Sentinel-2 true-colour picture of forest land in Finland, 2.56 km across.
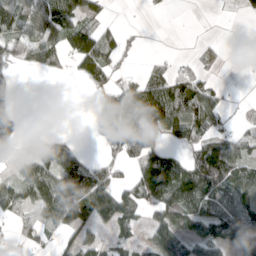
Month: April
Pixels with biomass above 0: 57%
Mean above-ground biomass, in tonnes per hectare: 59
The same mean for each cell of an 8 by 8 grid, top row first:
92 105 86 13 6 2 1 10
67 87 110 65 9 1 16 0
11 7 37 51 50 65 26 1
45 0 0 103 123 107 89 8
42 42 22 67 119 37 78 53
40 100 126 67 78 114 150 80
62 92 152 113 60 114 64 86
22 20 65 42 32 90 84 97
